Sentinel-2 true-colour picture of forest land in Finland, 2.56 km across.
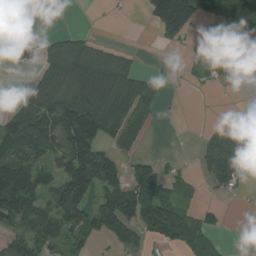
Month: August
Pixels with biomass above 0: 53%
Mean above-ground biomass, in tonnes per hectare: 62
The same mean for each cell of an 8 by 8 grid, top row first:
0 3 0 2 26 197 72 115
35 58 69 25 2 22 101 19
0 75 84 100 47 11 43 6
45 100 161 99 51 3 0 1
96 100 197 51 14 1 72 57
117 64 176 106 78 42 67 61
111 78 118 111 111 84 26 4
72 90 60 63 53 99 48 0
